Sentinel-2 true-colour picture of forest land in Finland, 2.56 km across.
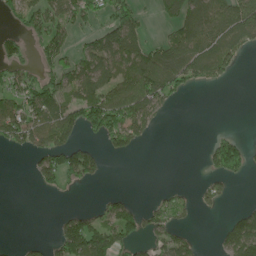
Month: June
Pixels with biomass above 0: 46%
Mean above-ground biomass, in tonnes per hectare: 60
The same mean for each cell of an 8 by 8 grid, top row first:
40 74 86 78 25 85 92 107
58 72 41 102 85 98 86 69
62 65 106 88 145 96 60 4
94 99 128 145 112 8 0 0
66 106 70 57 33 0 28 58
0 69 95 2 0 0 32 39
0 0 14 60 40 45 18 19
3 17 165 118 46 70 2 153
